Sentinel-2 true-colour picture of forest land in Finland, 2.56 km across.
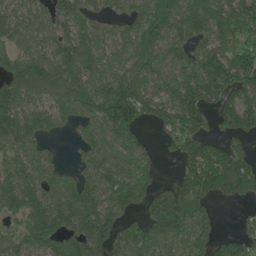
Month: June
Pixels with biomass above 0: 83%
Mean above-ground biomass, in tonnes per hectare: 116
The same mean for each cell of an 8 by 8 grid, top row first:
93 97 109 63 111 122 149 137
84 106 137 96 122 104 130 114
126 132 132 128 128 115 178 147
126 106 110 208 131 160 128 183
121 44 54 95 44 77 95 59
132 89 71 117 93 52 166 184
105 137 158 123 100 243 84 28
95 112 126 118 124 129 113 105
